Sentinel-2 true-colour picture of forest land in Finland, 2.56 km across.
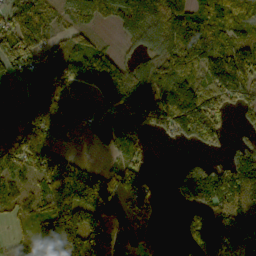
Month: October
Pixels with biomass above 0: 78%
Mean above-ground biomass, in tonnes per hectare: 112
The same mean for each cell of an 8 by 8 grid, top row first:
116 63 70 95 137 159 131 110
158 61 76 32 69 138 169 93
73 136 121 182 115 144 147 170
95 108 76 128 198 240 181 60
103 83 12 101 40 36 85 53
70 157 133 93 64 38 113 187
59 132 201 145 88 13 130 223
51 145 159 122 70 11 223 183
